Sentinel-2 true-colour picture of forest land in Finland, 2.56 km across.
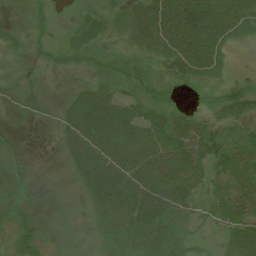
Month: July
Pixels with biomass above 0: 91%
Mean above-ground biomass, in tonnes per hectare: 34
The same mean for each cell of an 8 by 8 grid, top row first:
5 18 21 28 62 29 52 60
14 23 43 13 32 67 66 9
14 11 13 34 33 32 27 19
26 14 49 62 34 27 24 45
16 4 64 74 63 54 54 30
21 6 28 68 59 55 32 25
25 13 10 62 78 51 30 39
32 16 10 32 36 36 16 48
